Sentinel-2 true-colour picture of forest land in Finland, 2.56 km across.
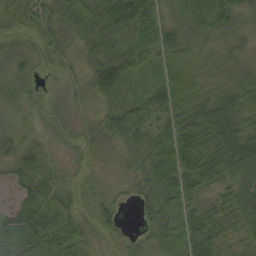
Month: September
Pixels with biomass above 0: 93%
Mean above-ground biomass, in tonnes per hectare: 40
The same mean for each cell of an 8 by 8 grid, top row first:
38 42 67 57 58 36 64 41
25 36 23 34 47 52 29 32
31 8 30 65 30 72 33 44
22 23 17 44 44 53 64 61
24 15 33 24 31 72 58 77
32 34 21 12 34 62 50 46
34 39 25 32 33 46 44 41
49 67 38 15 24 55 59 22
